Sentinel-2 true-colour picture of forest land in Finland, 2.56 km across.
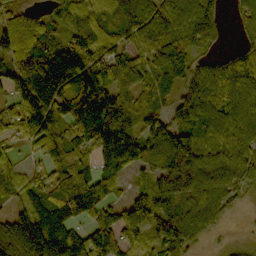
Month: October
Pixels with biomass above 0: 86%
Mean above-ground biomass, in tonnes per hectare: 95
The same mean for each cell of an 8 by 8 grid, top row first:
62 46 75 70 104 107 91 52
76 62 139 82 86 95 35 45
94 178 145 104 66 83 105 91
82 124 153 146 160 78 78 96
40 98 89 176 112 145 84 100
65 94 94 77 50 181 87 77
56 124 144 77 130 64 75 16
173 222 109 119 73 108 18 13
